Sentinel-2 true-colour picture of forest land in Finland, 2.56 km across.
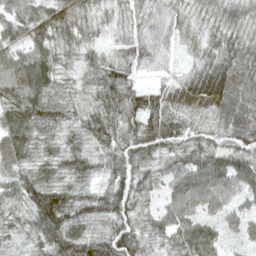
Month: April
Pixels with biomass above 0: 98%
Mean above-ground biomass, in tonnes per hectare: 61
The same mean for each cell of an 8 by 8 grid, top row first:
57 75 56 41 48 41 48 57
70 70 63 35 55 29 55 71
86 80 46 79 23 32 110 97
78 73 43 65 95 49 48 102
73 43 39 62 86 60 50 69
57 54 53 56 55 61 85 72
49 116 64 73 36 68 51 41
37 75 77 72 54 61 75 33
